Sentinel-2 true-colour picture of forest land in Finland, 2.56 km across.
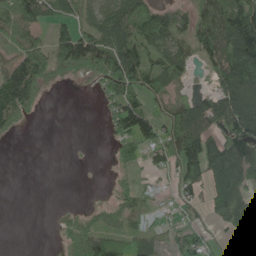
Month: May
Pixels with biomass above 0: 63%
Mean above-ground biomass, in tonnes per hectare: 56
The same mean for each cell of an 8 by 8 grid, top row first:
106 47 43 74 107 70 72 129
68 73 108 110 79 64 84 156
130 46 13 95 86 56 19 118
72 1 0 51 88 63 73 110
2 0 1 27 76 84 78 95
0 0 0 13 18 35 61 80
0 0 12 51 43 19 20 90
0 0 89 99 48 36 36 49
